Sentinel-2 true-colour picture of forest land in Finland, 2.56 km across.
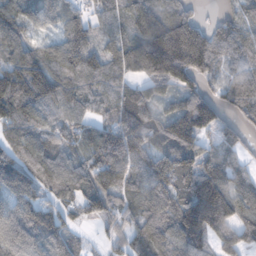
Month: November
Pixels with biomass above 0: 88%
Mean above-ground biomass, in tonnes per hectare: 98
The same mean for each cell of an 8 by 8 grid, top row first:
87 85 72 63 115 106 14 65
97 71 153 60 143 230 130 75
126 161 104 77 68 113 55 64
121 91 74 82 89 100 140 50
93 91 59 142 114 109 40 44
148 89 96 115 103 97 100 72
120 109 63 75 89 121 196 118
121 112 47 43 103 124 100 110
